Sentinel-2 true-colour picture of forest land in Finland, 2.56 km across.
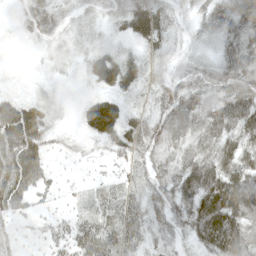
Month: May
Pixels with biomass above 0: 87%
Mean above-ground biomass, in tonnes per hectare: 43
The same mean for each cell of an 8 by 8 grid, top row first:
12 36 20 27 62 25 44 63
1 15 16 20 29 17 17 62
4 10 9 50 30 47 54 84
58 31 22 59 33 81 54 82
74 32 17 39 61 62 52 59
74 32 15 24 45 59 74 71
44 18 27 43 47 52 84 88
20 28 63 58 33 26 63 86
